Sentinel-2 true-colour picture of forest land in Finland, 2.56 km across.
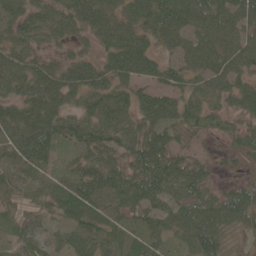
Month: June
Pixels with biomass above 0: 93%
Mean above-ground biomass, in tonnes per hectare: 54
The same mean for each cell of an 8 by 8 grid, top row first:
55 50 54 37 61 91 67 65
50 24 21 57 64 48 60 63
62 61 58 54 54 49 47 52
59 74 46 79 56 61 43 36
65 64 56 59 74 37 13 41
53 37 61 62 76 75 35 18
37 37 81 66 53 56 65 85
43 32 70 57 50 37 90 15
